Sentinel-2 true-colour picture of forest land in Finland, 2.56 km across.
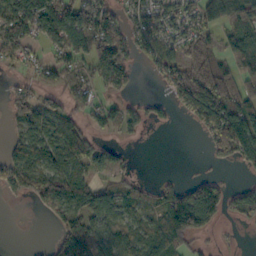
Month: October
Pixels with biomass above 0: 61%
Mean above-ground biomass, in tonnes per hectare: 57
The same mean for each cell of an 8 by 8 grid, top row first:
92 97 93 60 72 60 85 69
76 41 70 109 51 55 70 75
23 26 38 59 6 78 125 79
63 70 42 46 38 26 116 99
51 86 83 20 4 0 39 119
78 91 84 34 11 9 25 7
2 38 86 57 47 70 129 58
0 15 69 58 70 90 18 5
